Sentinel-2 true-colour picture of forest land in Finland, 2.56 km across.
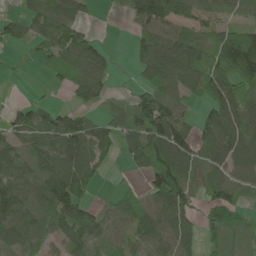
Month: June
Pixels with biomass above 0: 74%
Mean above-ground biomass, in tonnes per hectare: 72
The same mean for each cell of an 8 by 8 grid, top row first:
42 90 58 11 112 85 37 24
28 54 95 16 53 111 97 163
4 13 86 32 44 97 99 120
42 60 52 36 120 94 64 82
59 72 110 64 118 136 76 86
77 101 86 9 46 128 60 62
126 87 127 36 80 130 58 48
74 52 112 37 71 112 35 23
